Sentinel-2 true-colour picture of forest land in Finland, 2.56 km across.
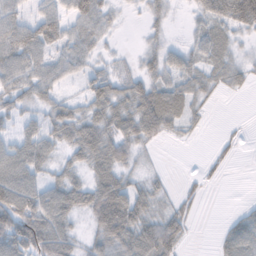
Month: November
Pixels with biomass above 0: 71%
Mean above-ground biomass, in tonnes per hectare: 45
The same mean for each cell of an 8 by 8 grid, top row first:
52 59 77 26 23 7 50 102
83 56 56 8 23 27 49 14
61 58 29 53 51 43 34 22
40 42 36 58 82 61 12 0
54 50 65 66 30 5 3 8
83 31 25 61 17 2 12 0
118 91 48 113 46 26 1 9
105 98 26 73 79 65 0 68
